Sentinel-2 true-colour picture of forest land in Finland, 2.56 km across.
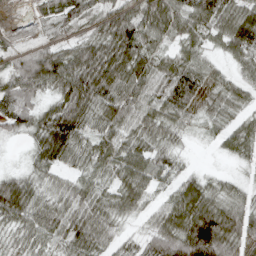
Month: April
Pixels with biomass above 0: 87%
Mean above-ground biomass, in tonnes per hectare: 63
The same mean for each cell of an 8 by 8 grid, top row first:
20 48 71 77 101 82 79 81
48 45 69 95 76 47 33 75
71 93 124 106 79 91 62 39
88 64 99 78 64 67 49 39
5 109 64 61 61 28 8 56
40 36 40 46 82 38 22 16
90 60 65 54 39 76 81 64
33 48 76 44 40 98 131 69
